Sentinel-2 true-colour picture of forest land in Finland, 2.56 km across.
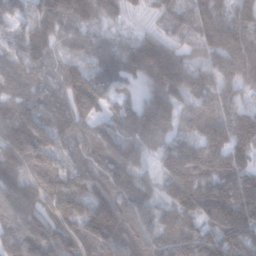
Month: January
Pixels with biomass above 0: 96%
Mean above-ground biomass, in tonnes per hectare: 143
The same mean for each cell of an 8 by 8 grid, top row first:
83 140 120 85 53 103 166 169
92 108 61 72 193 130 160 217
131 74 169 109 125 221 114 161
173 123 127 83 169 126 117 128
240 137 94 107 104 110 140 146
172 191 117 130 75 191 176 181
175 166 165 222 131 167 191 228
182 180 158 178 146 126 127 171
